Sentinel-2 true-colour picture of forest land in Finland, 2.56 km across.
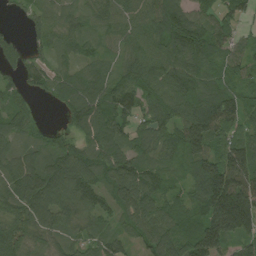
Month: August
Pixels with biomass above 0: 91%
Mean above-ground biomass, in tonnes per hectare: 86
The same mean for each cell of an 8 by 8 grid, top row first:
17 59 51 72 82 108 64 47
42 62 54 44 82 102 103 50
41 66 77 74 84 105 92 56
69 7 115 111 68 82 130 98
62 67 75 101 74 94 136 105
100 133 128 108 102 48 172 146
76 125 106 70 101 64 150 207
68 54 56 59 65 85 180 88
